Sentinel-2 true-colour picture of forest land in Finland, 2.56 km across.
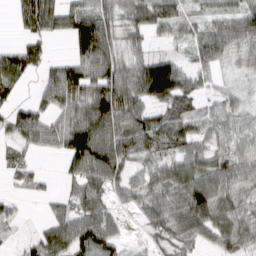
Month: March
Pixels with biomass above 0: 80%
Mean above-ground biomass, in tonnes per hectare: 66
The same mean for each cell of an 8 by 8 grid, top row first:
38 96 88 63 83 54 38 66
51 33 93 84 37 22 70 41
70 57 109 99 146 145 34 22
61 71 73 125 77 65 34 39
52 50 161 137 100 76 50 43
32 12 80 86 44 84 97 65
18 19 68 33 63 75 107 55
8 84 101 68 18 60 48 61
